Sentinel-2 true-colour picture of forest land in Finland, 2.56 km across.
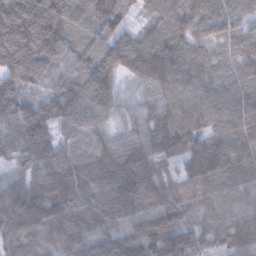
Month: February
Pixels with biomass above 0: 99%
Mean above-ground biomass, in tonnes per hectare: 126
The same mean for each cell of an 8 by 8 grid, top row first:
168 149 107 122 51 130 129 93
174 159 95 115 143 140 95 93
120 78 117 96 104 126 87 92
136 143 136 79 73 124 125 110
106 158 95 92 134 158 143 144
71 150 135 177 181 81 176 119
194 191 164 158 160 170 102 102
135 103 97 111 165 152 84 117
